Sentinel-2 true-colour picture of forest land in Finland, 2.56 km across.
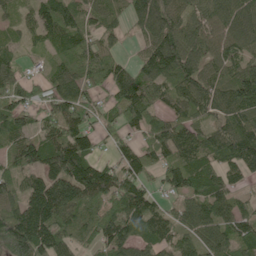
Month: June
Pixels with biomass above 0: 88%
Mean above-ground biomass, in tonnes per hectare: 102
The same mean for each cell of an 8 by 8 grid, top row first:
39 104 85 67 123 108 91 117
49 46 103 48 65 156 98 92
107 64 89 103 109 113 101 131
119 62 95 55 136 77 88 109
95 110 137 52 66 129 99 169
77 137 170 109 80 90 101 74
121 198 126 104 139 59 107 68
234 161 86 131 83 82 89 105
